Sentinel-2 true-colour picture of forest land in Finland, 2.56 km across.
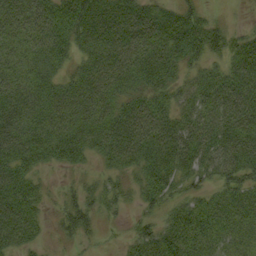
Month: September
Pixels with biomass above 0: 85%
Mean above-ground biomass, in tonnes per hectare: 43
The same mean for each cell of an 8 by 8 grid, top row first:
54 59 70 79 60 55 21 1
37 48 31 58 61 57 52 48
40 35 39 53 42 31 36 55
51 48 51 50 57 36 48 59
63 59 53 57 55 63 52 56
51 9 12 22 36 42 26 45
69 16 38 25 22 29 38 44
40 9 17 4 38 46 40 35
